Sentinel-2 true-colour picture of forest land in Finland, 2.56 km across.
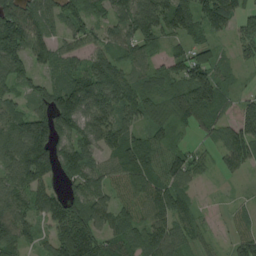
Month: August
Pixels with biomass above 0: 86%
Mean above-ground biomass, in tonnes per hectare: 84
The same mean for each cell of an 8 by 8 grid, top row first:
150 96 86 80 172 140 115 72
127 86 64 68 76 37 55 36
79 43 116 142 67 78 122 16
64 109 143 105 79 62 86 63
91 168 107 87 88 42 30 125
98 95 118 67 92 91 17 24
92 95 103 90 92 81 10 21
102 53 143 80 93 75 26 68
